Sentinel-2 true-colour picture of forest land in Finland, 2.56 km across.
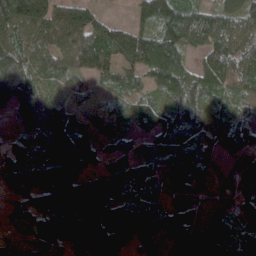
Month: April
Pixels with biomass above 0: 87%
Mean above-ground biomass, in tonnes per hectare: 87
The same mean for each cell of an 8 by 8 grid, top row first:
171 165 121 16 78 151 90 130
108 104 152 139 158 112 98 114
207 73 63 64 65 112 107 98
102 118 39 19 57 89 54 40
68 105 139 30 32 83 47 42
174 115 88 49 63 68 44 39
117 90 147 79 78 29 7 47
50 88 89 132 100 36 17 64
